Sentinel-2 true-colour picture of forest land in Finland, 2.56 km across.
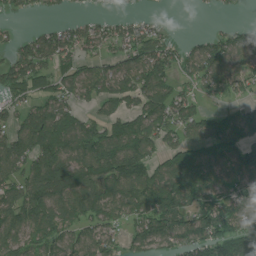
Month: July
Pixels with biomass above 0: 75%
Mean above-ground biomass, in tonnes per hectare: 99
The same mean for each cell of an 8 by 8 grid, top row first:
21 20 20 28 27 1 5 7
65 109 76 59 112 56 100 94
94 80 101 116 134 72 107 91
60 118 62 72 124 103 47 79
119 145 117 138 125 77 110 109
95 200 158 163 137 159 129 107
139 149 136 115 141 155 139 116
116 97 94 72 109 105 128 170
